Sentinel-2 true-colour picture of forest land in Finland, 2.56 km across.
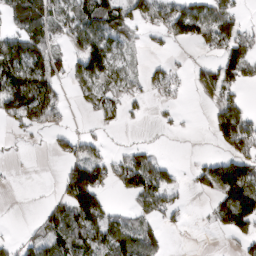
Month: March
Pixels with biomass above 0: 51%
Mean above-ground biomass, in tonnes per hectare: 56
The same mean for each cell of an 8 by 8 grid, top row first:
96 98 89 86 69 90 113 48
98 69 64 74 9 10 48 92
114 101 52 66 28 18 48 70
93 85 6 20 9 7 25 83
4 12 45 9 15 0 10 94
1 0 125 59 114 24 66 131
0 30 145 33 46 36 15 180
24 75 77 102 94 1 0 42
